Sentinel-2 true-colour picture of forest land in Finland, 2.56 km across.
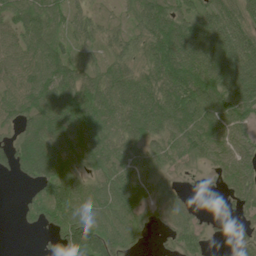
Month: June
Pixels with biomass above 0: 84%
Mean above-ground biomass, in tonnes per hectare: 68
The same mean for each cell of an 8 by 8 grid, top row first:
68 73 42 23 71 76 62 62
73 87 41 49 66 110 85 86
77 115 82 75 74 109 108 108
73 110 118 80 96 111 109 94
57 85 91 71 68 71 78 52
33 95 60 73 60 23 13 66
13 104 89 86 49 48 4 27
0 31 107 78 18 44 21 25
